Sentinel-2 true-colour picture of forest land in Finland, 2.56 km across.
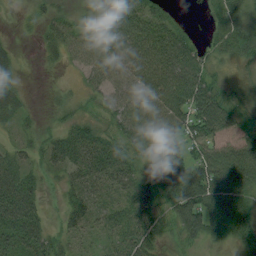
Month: August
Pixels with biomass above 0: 87%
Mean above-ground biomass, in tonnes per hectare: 50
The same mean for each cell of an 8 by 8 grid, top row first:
6 32 20 81 66 16 16 48
14 26 45 74 72 81 33 54
23 2 22 47 67 86 54 16
39 13 25 40 53 67 90 33
30 40 75 59 53 49 67 64
69 23 51 68 63 92 89 85
97 19 50 44 55 69 84 77
63 61 35 38 64 30 47 45
